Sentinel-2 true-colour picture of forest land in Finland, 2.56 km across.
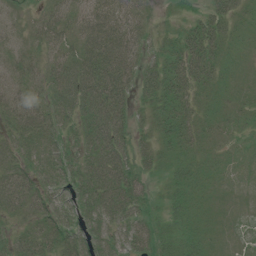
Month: July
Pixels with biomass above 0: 90%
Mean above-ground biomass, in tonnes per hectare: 35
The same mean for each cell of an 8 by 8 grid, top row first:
9 29 34 55 18 9 32 18
15 30 45 74 27 35 40 10
25 34 72 79 41 51 26 11
43 41 54 72 19 41 12 16
39 37 42 71 25 36 10 9
60 34 51 72 30 24 14 7
51 42 44 64 28 27 10 4
33 45 46 44 46 39 14 5
